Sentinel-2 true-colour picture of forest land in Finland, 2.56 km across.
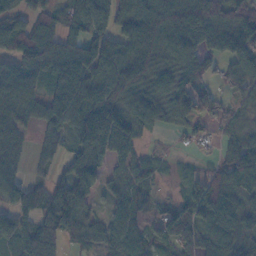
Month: November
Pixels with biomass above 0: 83%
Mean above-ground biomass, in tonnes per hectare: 82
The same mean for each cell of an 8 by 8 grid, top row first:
76 68 114 90 122 125 137 98
97 105 118 86 121 121 88 129
110 77 124 106 88 81 45 81
77 65 141 121 99 76 62 38
70 51 95 124 24 7 24 68
59 48 103 38 57 14 52 94
81 116 95 45 42 54 103 88
81 103 62 68 61 90 70 90
